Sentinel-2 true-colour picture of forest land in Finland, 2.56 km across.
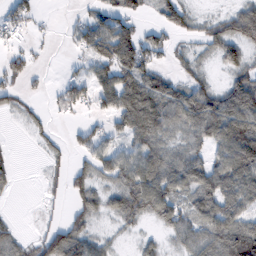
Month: February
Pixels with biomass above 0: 66%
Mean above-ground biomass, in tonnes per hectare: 55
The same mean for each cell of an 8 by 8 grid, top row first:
56 7 21 61 31 67 21 80
30 7 38 106 79 24 36 69
41 10 45 79 82 42 32 65
27 20 34 58 115 88 116 135
2 22 39 44 73 46 65 148
15 20 42 59 91 79 77 99
1 11 43 39 74 56 69 76
51 72 87 21 21 34 71 164
